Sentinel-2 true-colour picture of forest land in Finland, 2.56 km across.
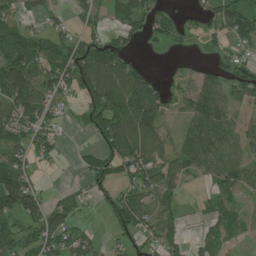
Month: July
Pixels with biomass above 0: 63%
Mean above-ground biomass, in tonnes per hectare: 54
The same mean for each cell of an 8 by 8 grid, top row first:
36 27 23 28 53 24 34 71
109 50 56 78 11 12 20 41
117 65 75 98 79 18 72 73
83 52 18 98 110 20 108 97
46 54 4 76 83 44 119 75
98 5 14 56 67 62 50 68
87 54 29 58 66 32 24 30
58 70 56 22 39 25 34 22
